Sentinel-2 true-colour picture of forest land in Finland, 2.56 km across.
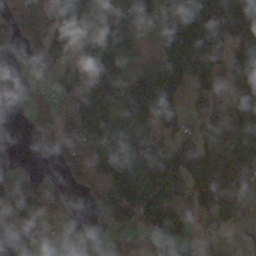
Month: October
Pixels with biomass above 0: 69%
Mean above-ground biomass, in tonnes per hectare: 92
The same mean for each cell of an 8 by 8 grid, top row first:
52 47 97 102 116 121 129 191
38 68 68 138 36 185 185 127
7 17 41 89 162 130 83 96
7 52 60 90 266 126 109 80
2 41 102 119 197 78 104 153
57 23 50 110 164 101 126 127
117 85 16 142 200 97 77 85
33 26 75 53 41 119 25 23
